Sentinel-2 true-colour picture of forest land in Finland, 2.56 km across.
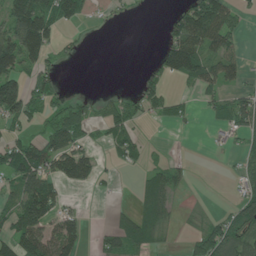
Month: June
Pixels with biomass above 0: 49%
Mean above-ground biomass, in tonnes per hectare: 47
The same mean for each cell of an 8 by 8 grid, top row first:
94 93 45 7 1 40 142 29
135 72 11 0 0 104 82 37
102 37 0 0 24 33 74 33
89 38 59 40 37 33 20 83
57 71 52 34 21 0 6 23
80 87 71 8 26 31 0 24
66 87 14 11 46 16 3 77
85 94 49 46 54 3 87 81
